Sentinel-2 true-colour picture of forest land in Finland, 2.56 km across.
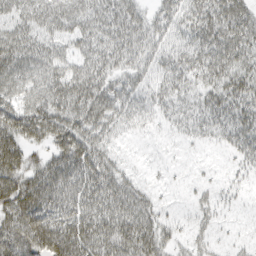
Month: March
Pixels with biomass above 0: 81%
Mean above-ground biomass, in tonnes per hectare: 49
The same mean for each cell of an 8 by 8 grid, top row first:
51 70 70 62 43 47 66 58
68 51 39 62 55 39 62 61
61 59 66 48 36 48 44 56
53 73 71 60 38 32 48 54
65 50 73 26 3 6 15 48
72 78 71 53 8 3 4 14
84 78 63 61 52 4 20 7
81 95 84 72 71 25 17 7
